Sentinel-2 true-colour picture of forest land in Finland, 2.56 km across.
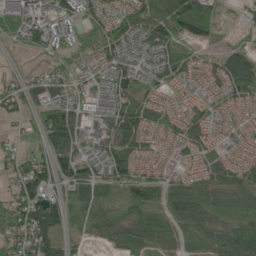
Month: May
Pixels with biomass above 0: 83%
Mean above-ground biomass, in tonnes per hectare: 54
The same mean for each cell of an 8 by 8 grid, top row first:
88 77 49 63 91 123 76 13
15 49 55 65 50 58 25 32
32 52 31 56 52 40 38 88
49 95 41 60 68 40 37 28
21 63 56 75 51 44 38 33
67 71 73 57 43 29 47 48
94 92 44 34 64 60 45 35
76 81 22 39 75 41 29 92
